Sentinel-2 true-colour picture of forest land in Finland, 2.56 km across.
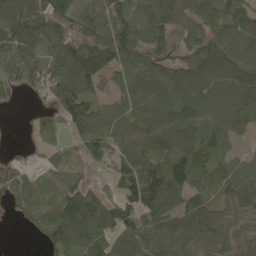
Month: May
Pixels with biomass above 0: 87%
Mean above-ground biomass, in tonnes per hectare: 92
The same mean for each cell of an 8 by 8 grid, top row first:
130 140 76 76 96 105 102 82
109 89 130 136 94 93 124 101
67 91 138 44 71 108 113 148
7 38 153 71 74 120 113 139
7 44 84 99 99 114 87 31
65 44 52 57 138 120 83 102
41 71 175 97 111 92 103 106
0 65 122 100 122 99 75 78
